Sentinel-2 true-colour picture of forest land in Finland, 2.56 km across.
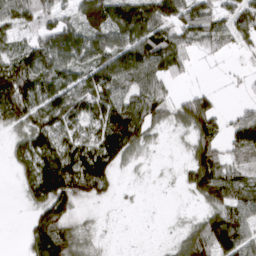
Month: March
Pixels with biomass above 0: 74%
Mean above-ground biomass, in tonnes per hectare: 79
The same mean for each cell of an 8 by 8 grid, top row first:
82 74 104 137 133 99 98 88
60 112 117 120 155 102 46 34
174 111 86 132 100 38 1 6
121 102 84 141 101 60 116 33
48 114 96 151 57 9 76 88
33 165 156 80 4 11 134 59
1 113 27 5 2 3 65 95
1 150 61 4 1 26 136 110
